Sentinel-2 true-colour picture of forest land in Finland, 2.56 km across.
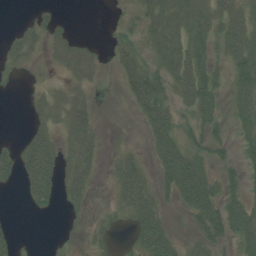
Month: July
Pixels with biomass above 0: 59%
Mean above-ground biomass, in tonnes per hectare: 33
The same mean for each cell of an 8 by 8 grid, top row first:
2 19 0 6 41 57 53 47
35 34 35 22 29 54 37 53
10 15 34 6 64 53 51 41
0 37 52 0 46 28 38 38
21 53 59 9 14 51 42 19
34 70 55 29 40 75 41 21
1 23 16 20 66 20 68 48
13 3 11 18 50 28 44 41
